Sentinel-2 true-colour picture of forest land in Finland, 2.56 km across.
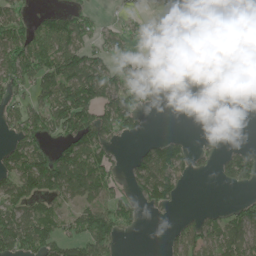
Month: June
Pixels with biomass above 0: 54%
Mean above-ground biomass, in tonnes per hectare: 61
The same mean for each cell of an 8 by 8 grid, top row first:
70 49 66 7 20 26 99 46
108 90 95 54 11 48 96 24
98 96 143 73 41 10 19 6
51 92 147 88 40 0 0 0
59 47 119 49 25 42 10 8
95 133 133 62 103 78 11 64
90 65 63 77 34 16 13 38
126 113 77 81 1 52 81 100
